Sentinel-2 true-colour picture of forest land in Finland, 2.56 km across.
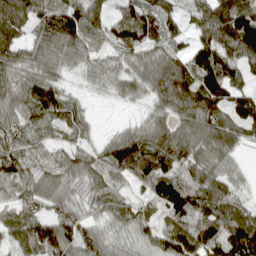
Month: April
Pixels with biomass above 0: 91%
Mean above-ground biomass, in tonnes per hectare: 76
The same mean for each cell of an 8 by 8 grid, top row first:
105 66 97 64 111 56 94 132
80 76 74 55 86 46 116 121
80 86 22 52 78 109 119 56
70 97 51 2 29 79 95 88
68 42 40 73 101 100 88 50
57 68 66 58 99 81 74 29
66 62 48 68 48 91 77 61
56 107 90 58 67 138 110 122
